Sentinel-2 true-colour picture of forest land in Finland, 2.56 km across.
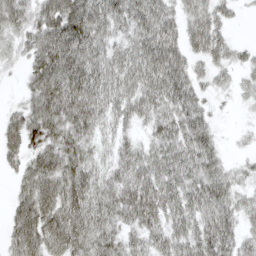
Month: April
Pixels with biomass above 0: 85%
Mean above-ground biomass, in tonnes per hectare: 58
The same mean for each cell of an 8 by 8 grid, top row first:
63 71 95 62 74 47 59 11
38 81 91 48 76 60 64 21
7 87 95 70 79 86 29 23
28 85 87 51 51 59 29 6
48 68 70 35 41 68 55 6
26 79 79 52 71 61 64 29
43 75 87 71 86 64 71 41
57 76 78 61 54 66 80 46
